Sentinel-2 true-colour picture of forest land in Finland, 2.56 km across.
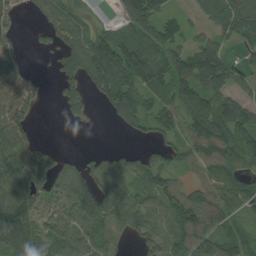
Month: August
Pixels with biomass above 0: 76%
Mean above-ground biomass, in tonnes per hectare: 80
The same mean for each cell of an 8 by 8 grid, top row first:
33 64 53 20 115 37 59 102
33 43 96 133 140 73 74 36
94 17 80 135 122 100 116 58
103 0 31 58 89 87 112 94
103 26 0 5 30 59 180 112
120 94 66 107 91 51 103 47
115 82 96 104 80 104 155 57
151 99 90 53 56 88 106 66
